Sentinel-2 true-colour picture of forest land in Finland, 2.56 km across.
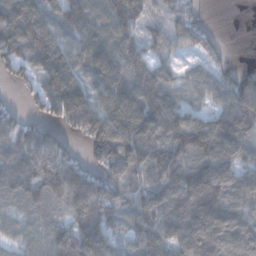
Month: December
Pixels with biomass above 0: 87%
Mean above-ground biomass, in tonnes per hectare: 104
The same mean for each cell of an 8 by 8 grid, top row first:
165 98 131 148 82 81 12 0
137 131 130 132 68 51 39 0
47 115 106 140 112 54 63 74
37 72 147 139 143 95 59 141
107 89 32 134 140 107 139 133
125 125 125 89 101 140 184 106
66 88 125 104 117 128 175 103
50 94 149 82 116 130 164 129
